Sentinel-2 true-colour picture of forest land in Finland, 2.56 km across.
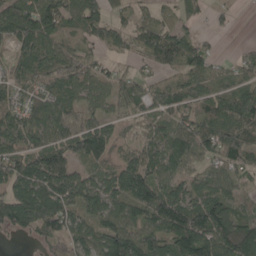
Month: May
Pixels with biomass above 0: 82%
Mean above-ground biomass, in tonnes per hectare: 84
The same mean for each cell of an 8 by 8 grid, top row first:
123 128 107 56 35 53 23 4
103 96 63 53 87 134 38 15
83 83 83 53 38 58 68 67
78 83 64 47 60 80 96 126
90 82 118 90 63 86 82 122
123 156 78 80 122 66 54 56
147 141 77 89 118 126 111 55
13 53 75 121 112 114 131 144
